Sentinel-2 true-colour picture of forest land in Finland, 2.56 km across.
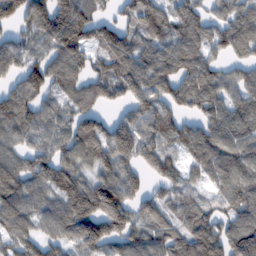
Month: February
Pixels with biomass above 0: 86%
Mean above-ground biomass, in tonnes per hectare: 102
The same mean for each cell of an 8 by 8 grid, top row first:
111 161 153 53 119 103 70 92
109 96 131 130 98 120 88 82
77 140 91 125 120 121 100 79
121 78 101 41 108 76 96 94
72 82 124 122 109 86 129 111
100 110 88 105 58 70 89 105
119 85 142 171 84 65 64 98
91 66 112 109 98 88 126 152
